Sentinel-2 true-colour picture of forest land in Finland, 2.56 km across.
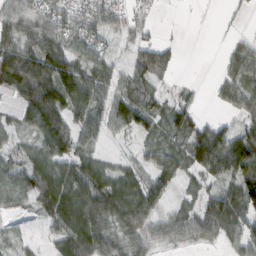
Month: February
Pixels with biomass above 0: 77%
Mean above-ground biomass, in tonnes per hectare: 55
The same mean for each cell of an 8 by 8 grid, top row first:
72 66 66 54 24 1 0 8
93 104 58 21 51 16 0 29
134 125 89 49 51 14 5 57
62 128 69 66 63 55 5 33
27 69 54 9 25 33 107 95
70 92 79 51 48 46 53 77
31 71 109 88 81 27 72 81
14 25 109 66 50 36 37 44
